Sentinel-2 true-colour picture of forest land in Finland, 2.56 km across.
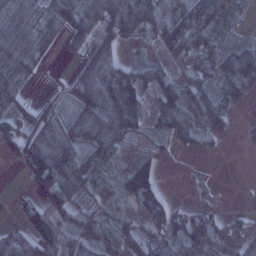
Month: January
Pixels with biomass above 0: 74%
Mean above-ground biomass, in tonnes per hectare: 52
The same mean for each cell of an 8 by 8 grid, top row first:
68 55 100 89 80 57 96 24
73 30 32 42 12 61 58 53
54 5 48 79 52 39 53 98
39 41 60 120 47 88 57 14
67 93 69 93 18 37 23 6
7 126 59 20 76 1 5 0
17 86 39 17 32 35 28 8
81 114 47 47 46 67 103 60
